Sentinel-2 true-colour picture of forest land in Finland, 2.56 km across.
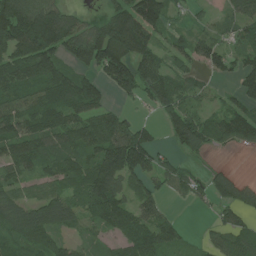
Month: July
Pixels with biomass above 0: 76%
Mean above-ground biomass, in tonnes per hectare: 87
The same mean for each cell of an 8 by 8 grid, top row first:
161 151 51 86 153 28 20 72
143 139 119 171 100 60 72 60
124 128 111 113 108 79 31 68
82 136 117 69 16 92 49 92
106 81 106 144 108 55 72 62
64 66 112 141 82 76 49 22
83 143 100 135 71 11 23 82
80 79 36 54 131 74 38 94
